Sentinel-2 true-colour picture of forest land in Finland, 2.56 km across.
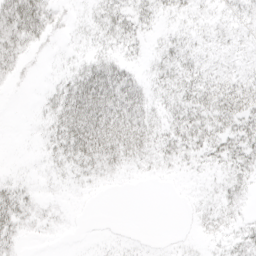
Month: April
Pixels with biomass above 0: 60%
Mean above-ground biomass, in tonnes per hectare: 14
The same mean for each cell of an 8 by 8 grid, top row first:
44 27 5 20 15 9 6 10
29 7 4 12 8 15 9 7
10 3 27 36 12 23 18 15
0 13 41 39 23 21 29 34
0 12 39 35 25 21 27 29
4 6 14 9 4 4 6 19
29 6 1 0 0 0 9 10
15 2 1 3 2 2 6 14
